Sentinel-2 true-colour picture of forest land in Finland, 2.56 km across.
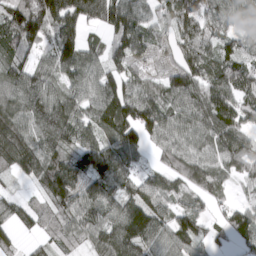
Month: March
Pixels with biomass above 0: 88%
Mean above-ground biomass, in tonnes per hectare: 95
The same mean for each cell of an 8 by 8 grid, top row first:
163 155 108 146 69 100 103 90
97 67 113 82 61 83 91 75
90 84 91 104 76 120 126 124
99 121 85 137 143 98 120 106
143 99 94 79 73 84 74 90
56 133 95 114 71 79 100 58
60 82 110 98 136 81 47 67
46 50 58 126 115 97 65 69
